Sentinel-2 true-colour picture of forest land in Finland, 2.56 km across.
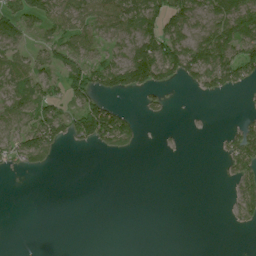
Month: July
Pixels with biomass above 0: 43%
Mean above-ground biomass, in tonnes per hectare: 38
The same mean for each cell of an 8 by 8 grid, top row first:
69 61 58 71 80 78 65 91
54 48 51 31 90 89 96 82
56 49 77 98 98 42 72 63
67 67 81 78 19 1 1 5
64 92 28 61 9 2 0 67
9 6 0 0 0 0 0 48
0 0 0 0 0 0 0 43
0 0 0 0 0 0 0 0
